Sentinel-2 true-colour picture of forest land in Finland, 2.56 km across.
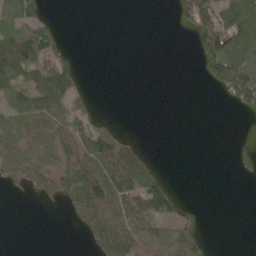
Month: May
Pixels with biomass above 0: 42%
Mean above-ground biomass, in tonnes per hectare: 40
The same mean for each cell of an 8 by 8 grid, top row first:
69 22 0 0 0 18 74 107
99 94 2 0 0 0 69 75
53 98 29 0 0 0 36 97
58 82 39 2 0 0 0 23
60 74 81 97 13 0 0 12
65 117 107 99 81 3 0 14
0 5 70 112 84 48 0 0
0 0 5 86 97 91 20 0
